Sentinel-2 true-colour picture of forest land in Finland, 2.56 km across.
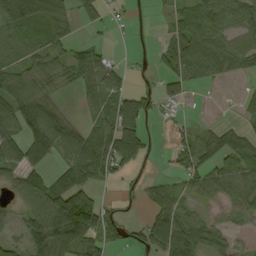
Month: September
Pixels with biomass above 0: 66%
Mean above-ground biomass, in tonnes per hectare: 46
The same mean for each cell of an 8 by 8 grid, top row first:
94 91 37 15 6 33 57 42
30 47 30 11 7 64 74 56
47 42 55 47 7 44 26 13
75 63 11 65 61 15 1 20
59 62 70 88 56 29 36 42
51 45 64 41 15 23 54 63
28 90 80 16 24 63 18 51
27 110 89 33 59 103 68 19
